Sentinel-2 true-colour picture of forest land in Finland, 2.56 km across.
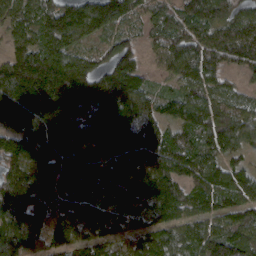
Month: March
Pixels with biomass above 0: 95%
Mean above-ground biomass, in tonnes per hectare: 138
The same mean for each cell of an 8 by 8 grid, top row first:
106 175 174 154 78 114 149 122
98 175 113 95 53 118 139 170
210 247 184 145 77 76 107 35
164 194 185 196 144 87 136 92
158 197 202 213 203 140 136 111
120 100 157 184 208 132 133 107
176 147 138 103 96 124 102 123
156 120 117 96 115 111 130 133
